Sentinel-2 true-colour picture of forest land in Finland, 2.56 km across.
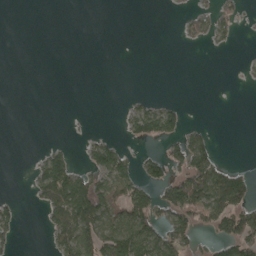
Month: April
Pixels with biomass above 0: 28%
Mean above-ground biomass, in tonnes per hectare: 31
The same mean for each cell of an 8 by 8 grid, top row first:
0 0 0 0 0 4 32 22
0 0 0 0 0 2 9 4
0 0 0 0 0 0 0 3
0 0 1 0 57 43 0 0
0 11 9 35 27 45 46 0
0 80 57 83 49 44 104 44
19 56 123 72 82 89 95 89
16 17 96 105 101 72 23 103
